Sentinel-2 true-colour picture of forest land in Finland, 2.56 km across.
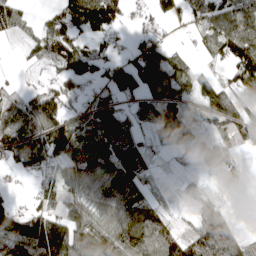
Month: April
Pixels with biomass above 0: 75%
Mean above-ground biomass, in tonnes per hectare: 70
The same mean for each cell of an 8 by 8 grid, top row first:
59 33 125 97 23 41 73 85
6 87 69 34 77 20 47 117
11 32 94 70 100 92 40 107
94 101 46 75 61 72 58 74
106 102 108 103 52 59 35 46
25 36 100 107 69 3 22 18
56 84 65 94 94 9 51 2
139 187 108 96 108 83 130 63
